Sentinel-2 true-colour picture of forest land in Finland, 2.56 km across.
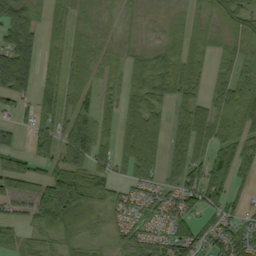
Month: September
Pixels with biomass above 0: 73%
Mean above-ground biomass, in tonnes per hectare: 58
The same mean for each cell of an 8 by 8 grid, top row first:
105 44 25 9 9 10 31 53
123 45 64 16 23 52 49 53
130 47 62 30 83 95 50 87
33 55 61 44 111 43 76 98
41 61 89 56 128 50 83 73
68 50 74 47 62 50 81 52
28 106 107 45 41 58 48 33
29 32 49 29 52 79 54 60
